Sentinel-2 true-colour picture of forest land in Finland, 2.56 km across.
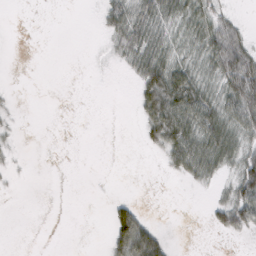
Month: February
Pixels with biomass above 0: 39%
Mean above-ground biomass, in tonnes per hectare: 19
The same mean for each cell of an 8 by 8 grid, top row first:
0 0 0 33 28 27 38 8
0 0 0 12 39 18 45 70
0 0 0 0 45 56 19 87
3 0 0 0 37 69 48 64
4 0 0 0 13 62 53 32
2 0 0 0 0 13 24 44
0 0 0 20 9 0 11 54
0 0 0 33 91 2 0 4
